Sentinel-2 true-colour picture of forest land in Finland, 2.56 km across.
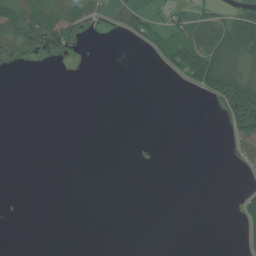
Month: July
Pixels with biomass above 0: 20%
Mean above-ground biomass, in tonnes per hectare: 12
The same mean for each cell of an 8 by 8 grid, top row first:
56 57 37 18 32 19 26 38
18 32 8 0 10 35 62 65
0 0 0 0 0 3 60 58
0 0 0 0 0 0 1 86
0 0 0 0 2 0 0 24
0 0 0 0 0 0 0 1
0 0 0 0 0 0 0 21
0 0 0 0 0 0 0 8
